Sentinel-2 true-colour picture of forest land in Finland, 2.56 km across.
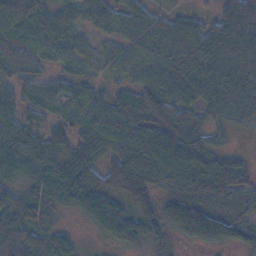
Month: November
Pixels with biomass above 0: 86%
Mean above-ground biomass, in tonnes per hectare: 60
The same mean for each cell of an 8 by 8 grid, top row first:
75 40 40 60 60 37 28 114
80 50 41 38 63 75 79 102
54 35 36 22 61 75 89 120
47 40 51 69 77 94 45 59
61 74 66 56 80 80 37 2
36 59 88 82 102 77 103 50
62 53 44 69 67 76 57 43
64 51 14 34 43 21 63 57
